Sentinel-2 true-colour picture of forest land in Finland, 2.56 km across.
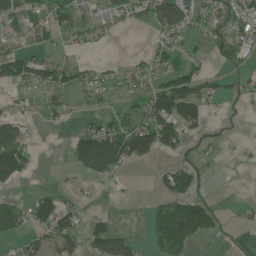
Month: June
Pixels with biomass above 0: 46%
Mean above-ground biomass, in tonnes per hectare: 40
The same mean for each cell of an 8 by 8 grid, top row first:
49 49 42 34 42 112 35 50
24 23 16 4 9 40 18 40
66 52 39 21 35 81 33 22
17 20 8 24 61 102 34 6
105 0 72 123 107 55 15 5
78 0 28 45 0 74 10 0
41 77 31 2 7 81 44 10
25 54 48 93 14 93 22 6
